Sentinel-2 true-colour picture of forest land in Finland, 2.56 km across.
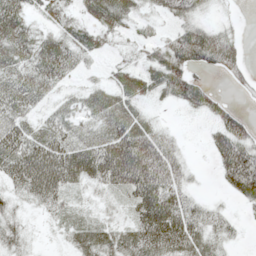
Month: May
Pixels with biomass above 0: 76%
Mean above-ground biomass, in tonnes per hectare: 43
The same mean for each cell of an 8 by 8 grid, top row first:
54 27 27 55 22 38 16 4
54 52 47 17 26 74 92 29
48 55 16 24 42 77 16 19
51 26 36 50 23 7 35 25
70 69 40 73 80 29 23 77
55 89 49 69 88 58 3 98
22 29 14 17 69 67 28 15
35 4 39 45 71 79 44 9
